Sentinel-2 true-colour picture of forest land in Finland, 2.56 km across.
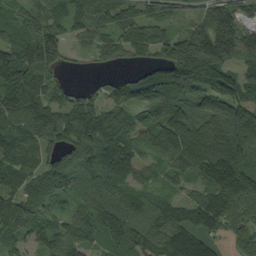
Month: September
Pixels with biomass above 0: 91%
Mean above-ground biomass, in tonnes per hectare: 107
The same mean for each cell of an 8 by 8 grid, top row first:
80 89 89 99 66 44 114 87
144 175 26 75 79 168 261 143
133 66 4 23 97 152 151 121
107 107 106 72 57 110 126 146
117 83 116 136 78 157 227 202
117 107 116 120 55 61 150 209
106 73 80 116 105 90 119 95
55 75 75 105 111 133 89 46
